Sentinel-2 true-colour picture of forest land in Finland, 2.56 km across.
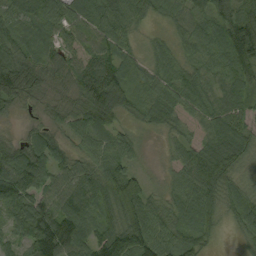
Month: September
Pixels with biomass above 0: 95%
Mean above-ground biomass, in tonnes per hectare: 74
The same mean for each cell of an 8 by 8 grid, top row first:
69 78 77 99 48 56 87 101
70 65 62 79 25 38 73 117
141 67 82 116 54 66 58 77
23 27 68 120 55 58 68 65
47 71 42 73 16 35 70 86
120 77 82 94 35 42 111 42
93 95 114 96 96 68 99 71
56 143 97 132 106 89 45 22
